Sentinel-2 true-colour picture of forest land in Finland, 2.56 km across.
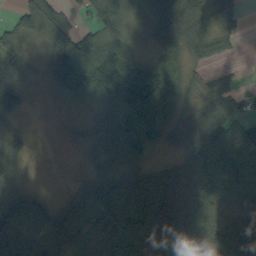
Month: September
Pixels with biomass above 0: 84%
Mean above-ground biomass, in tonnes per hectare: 92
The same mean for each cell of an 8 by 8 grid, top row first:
64 112 26 113 53 169 92 27
68 62 166 109 38 87 67 13
55 36 189 210 166 141 41 21
58 2 22 185 230 92 78 75
52 0 39 140 146 56 89 154
44 0 21 79 81 97 150 121
95 61 78 138 113 160 110 110
118 70 82 150 106 151 77 149
